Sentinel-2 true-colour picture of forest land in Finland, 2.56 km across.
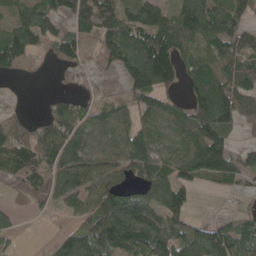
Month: May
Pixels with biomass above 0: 74%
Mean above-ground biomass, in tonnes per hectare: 76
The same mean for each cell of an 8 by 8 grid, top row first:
90 84 95 95 110 99 110 72
92 52 76 82 103 104 59 78
20 7 27 31 136 68 122 100
22 35 60 86 80 54 130 122
120 88 84 72 88 50 162 21
59 79 111 75 68 81 81 58
14 21 54 112 97 85 0 20
18 8 102 120 111 101 114 91
